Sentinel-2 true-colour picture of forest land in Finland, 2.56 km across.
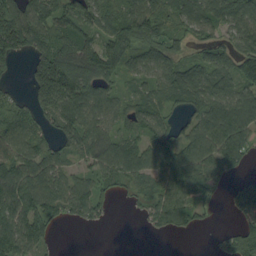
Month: September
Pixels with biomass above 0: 78%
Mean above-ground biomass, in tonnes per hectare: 79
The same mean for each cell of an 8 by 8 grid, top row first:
128 105 116 109 127 81 100 101
111 110 126 125 82 62 53 84
12 159 130 71 60 75 71 99
73 78 110 67 73 39 101 115
79 61 80 90 67 73 99 100
107 95 48 65 69 104 84 29
112 98 76 19 45 109 26 65
108 58 0 0 2 5 5 93
